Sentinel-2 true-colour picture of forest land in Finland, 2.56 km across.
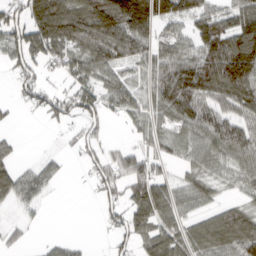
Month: March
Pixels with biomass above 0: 69%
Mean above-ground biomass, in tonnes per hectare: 70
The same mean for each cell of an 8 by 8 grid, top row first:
83 171 119 150 156 84 79 86
102 112 83 105 66 67 102 147
40 26 60 52 50 131 135 147
10 54 89 40 59 90 87 78
19 3 40 21 35 45 88 93
83 47 7 88 96 30 57 56
32 7 0 54 106 61 45 54
19 15 12 32 67 85 104 111
